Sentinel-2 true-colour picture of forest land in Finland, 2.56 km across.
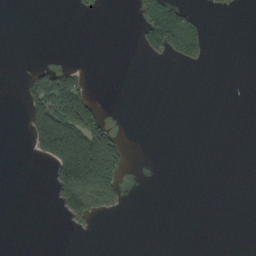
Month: September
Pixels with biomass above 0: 15%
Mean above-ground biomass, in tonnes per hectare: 28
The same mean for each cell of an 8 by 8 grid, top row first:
0 0 6 0 74 126 9 0
0 0 0 0 53 102 31 0
4 82 46 0 0 0 0 0
0 112 156 4 0 0 0 0
0 174 179 106 0 0 0 0
0 15 249 129 0 0 0 0
0 2 114 37 0 0 0 0
0 0 1 0 0 0 0 0
